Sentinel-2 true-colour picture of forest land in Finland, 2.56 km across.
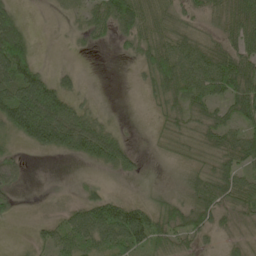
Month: May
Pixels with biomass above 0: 76%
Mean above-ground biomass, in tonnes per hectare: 45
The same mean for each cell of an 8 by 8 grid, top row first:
34 4 26 75 79 53 43 84
107 0 10 15 58 65 49 63
117 51 10 0 22 74 71 90
102 90 37 3 3 42 47 62
20 57 68 58 3 45 50 58
46 4 6 14 8 10 60 57
18 10 45 93 60 45 67 50
3 37 60 70 75 50 19 21
